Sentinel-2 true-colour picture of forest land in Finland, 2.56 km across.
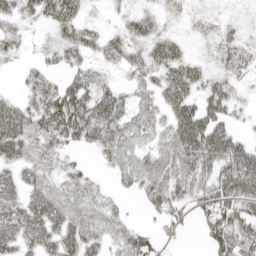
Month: April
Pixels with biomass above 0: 76%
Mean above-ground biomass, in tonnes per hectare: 42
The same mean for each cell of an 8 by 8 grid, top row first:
36 43 35 8 31 13 15 8
28 21 47 34 43 36 13 37
6 36 39 16 33 58 33 21
53 70 70 65 39 50 52 17
73 46 38 62 32 68 88 41
33 39 34 24 61 59 50 84
47 68 50 33 23 44 65 54
52 53 71 40 45 13 44 65
